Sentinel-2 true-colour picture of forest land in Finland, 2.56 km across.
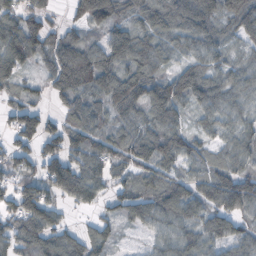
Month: October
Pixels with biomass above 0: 86%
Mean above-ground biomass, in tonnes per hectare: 71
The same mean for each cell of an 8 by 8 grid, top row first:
76 51 81 118 71 97 109 119
113 82 89 89 81 51 73 38
56 47 115 93 103 89 88 62
61 34 71 58 61 76 66 48
53 56 67 68 72 82 39 62
53 86 94 52 52 55 63 83
69 81 27 35 80 88 82 94
77 83 72 38 16 50 81 73
